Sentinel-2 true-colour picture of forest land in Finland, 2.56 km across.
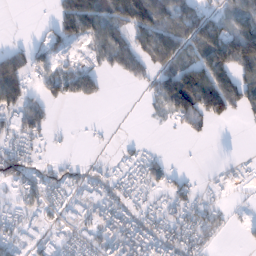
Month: January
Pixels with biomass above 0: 56%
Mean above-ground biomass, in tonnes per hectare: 49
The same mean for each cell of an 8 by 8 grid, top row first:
0 7 146 98 166 95 61 72
26 34 15 79 75 88 127 148
99 51 75 7 26 152 123 79
71 28 0 0 8 86 110 41
39 12 2 4 8 1 4 0
57 36 26 27 40 22 6 17
35 34 39 61 31 45 38 6
42 30 43 67 74 67 34 6
